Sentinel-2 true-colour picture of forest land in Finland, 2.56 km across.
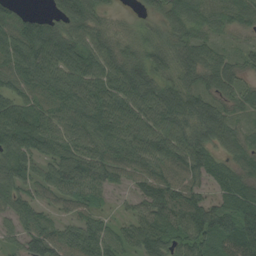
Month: August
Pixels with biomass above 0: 92%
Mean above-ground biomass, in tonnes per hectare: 70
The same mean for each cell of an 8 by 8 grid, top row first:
48 42 87 27 25 64 55 56
95 96 79 63 47 61 64 32
72 82 78 75 77 55 69 56
100 76 88 93 82 93 83 35
88 77 77 83 89 88 77 46
73 66 90 60 70 78 60 55
64 39 56 20 62 93 91 87
42 99 88 61 88 72 85 104
